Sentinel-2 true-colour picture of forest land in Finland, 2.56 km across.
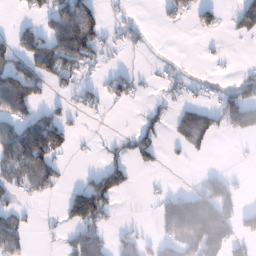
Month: January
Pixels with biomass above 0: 38%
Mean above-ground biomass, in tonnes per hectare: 42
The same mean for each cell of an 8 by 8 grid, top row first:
10 59 120 9 3 24 27 51
63 93 117 21 10 1 4 0
112 53 31 32 9 18 13 28
77 38 23 7 18 27 44 97
131 175 4 16 58 19 27 3
58 67 11 98 8 0 19 6
27 2 124 31 4 87 91 37
53 5 56 24 17 58 109 31
